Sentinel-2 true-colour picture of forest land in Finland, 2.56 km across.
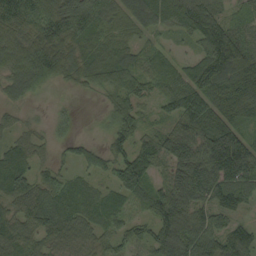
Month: September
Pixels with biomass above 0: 90%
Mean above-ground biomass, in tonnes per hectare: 76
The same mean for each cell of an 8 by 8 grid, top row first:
90 117 114 75 91 73 99 35
74 118 76 71 45 30 100 91
65 61 52 85 65 68 145 124
24 13 8 45 42 78 136 115
54 29 37 53 71 98 129 111
113 54 38 60 107 85 121 113
68 101 71 61 59 104 73 59
84 53 47 50 54 111 90 86
